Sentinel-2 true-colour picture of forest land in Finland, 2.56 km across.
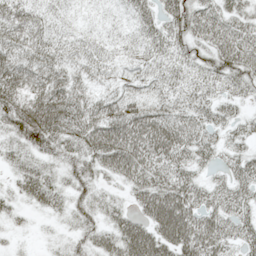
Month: May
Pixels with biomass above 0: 91%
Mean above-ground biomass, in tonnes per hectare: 44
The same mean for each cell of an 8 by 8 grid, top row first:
58 38 12 10 36 45 49 40
53 55 35 23 34 44 44 57
65 60 36 23 29 42 48 47
77 77 62 57 56 50 40 21
40 55 49 71 68 63 37 25
27 36 42 30 53 53 22 37
19 26 33 28 40 77 52 43
7 8 31 43 72 71 70 40
